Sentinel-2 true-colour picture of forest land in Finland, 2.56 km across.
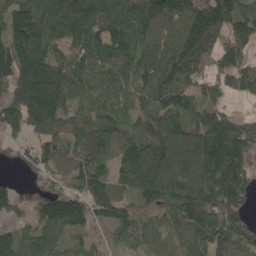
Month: May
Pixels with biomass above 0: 90%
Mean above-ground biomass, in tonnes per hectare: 134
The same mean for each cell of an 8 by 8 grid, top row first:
159 146 169 137 138 138 216 144
204 146 114 155 110 157 158 106
222 272 136 125 122 166 80 108
202 226 94 110 97 142 84 29
75 111 100 111 144 154 149 157
30 87 139 104 203 133 132 175
105 153 167 139 90 158 203 149
107 132 66 34 93 103 137 124
